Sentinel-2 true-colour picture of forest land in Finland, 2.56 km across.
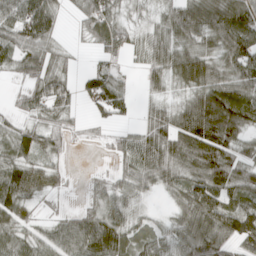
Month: April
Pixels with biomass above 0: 81%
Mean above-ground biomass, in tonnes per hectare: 62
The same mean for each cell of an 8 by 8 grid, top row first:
74 79 42 60 24 77 98 98
71 61 12 66 47 66 52 65
22 83 35 67 25 51 90 80
30 64 17 51 21 66 151 110
73 51 12 28 72 88 117 60
76 43 6 32 68 63 97 73
67 15 32 62 18 41 96 76
73 55 95 118 57 68 120 82
